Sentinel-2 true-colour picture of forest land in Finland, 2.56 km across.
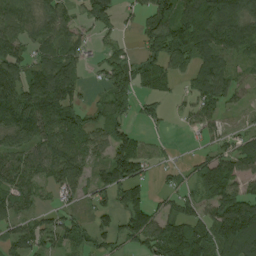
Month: August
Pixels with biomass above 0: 75%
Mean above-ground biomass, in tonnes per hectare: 76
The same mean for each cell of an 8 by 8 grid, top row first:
103 85 41 76 68 112 157 112
66 73 57 29 66 126 93 73
103 141 52 92 66 44 111 35
106 117 76 81 32 10 55 22
80 98 90 96 33 5 28 44
93 66 96 113 50 25 125 81
71 32 29 56 76 47 57 137
76 55 63 54 95 126 118 178
